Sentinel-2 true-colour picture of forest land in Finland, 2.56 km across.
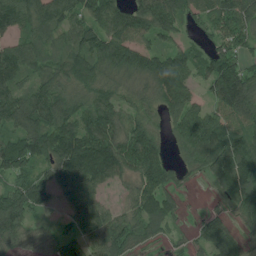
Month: July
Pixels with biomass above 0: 88%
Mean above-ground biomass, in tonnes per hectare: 89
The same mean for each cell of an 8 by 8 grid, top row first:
112 107 71 97 100 85 65 95
79 71 89 125 80 63 51 60
99 87 105 77 90 134 91 143
115 138 91 92 68 86 62 116
92 125 164 127 133 43 144 108
88 79 168 93 114 37 51 154
104 44 88 42 107 44 18 81
70 38 73 117 56 17 89 65
